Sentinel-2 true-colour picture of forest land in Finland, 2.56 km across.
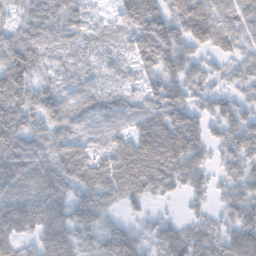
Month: November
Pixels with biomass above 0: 90%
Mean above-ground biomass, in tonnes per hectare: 80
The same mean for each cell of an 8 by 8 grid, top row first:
37 74 40 29 151 107 120 82
82 50 31 24 107 119 57 37
102 28 39 25 53 98 62 45
101 91 73 71 74 109 61 67
98 80 71 76 125 144 69 107
102 98 80 92 121 93 49 81
143 137 104 47 35 10 38 92
129 124 93 106 61 99 85 114
